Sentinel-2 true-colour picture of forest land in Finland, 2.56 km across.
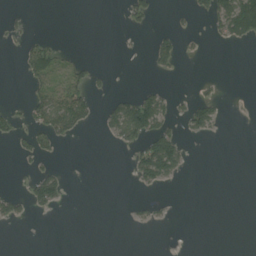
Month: August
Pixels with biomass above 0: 18%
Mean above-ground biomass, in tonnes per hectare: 20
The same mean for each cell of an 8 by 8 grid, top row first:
10 0 0 0 28 7 39 114
13 40 4 0 3 42 4 7
1 54 39 9 2 3 7 0
12 81 63 54 122 24 61 1
23 31 2 14 62 73 2 0
3 52 0 0 62 32 0 0
31 27 0 0 12 1 0 0
0 0 0 0 0 0 0 0
